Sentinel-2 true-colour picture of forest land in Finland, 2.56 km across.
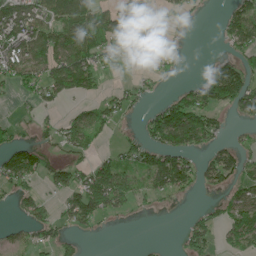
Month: June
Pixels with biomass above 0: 51%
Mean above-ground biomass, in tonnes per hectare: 61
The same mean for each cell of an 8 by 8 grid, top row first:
127 104 146 92 84 28 5 66
105 139 159 80 75 13 0 47
69 99 130 12 19 11 83 84
11 22 48 56 24 145 91 37
62 32 78 16 64 118 54 25
98 57 63 131 76 146 49 57
30 34 119 74 12 4 23 82
24 35 16 1 1 7 67 56
